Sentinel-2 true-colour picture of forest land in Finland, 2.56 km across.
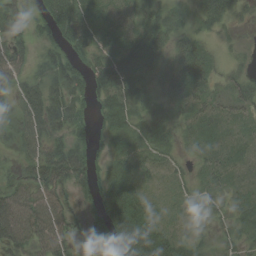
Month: August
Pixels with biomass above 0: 81%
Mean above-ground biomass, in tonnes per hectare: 36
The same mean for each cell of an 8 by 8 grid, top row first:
56 41 46 31 32 19 31 13
50 23 35 36 56 33 15 3
41 42 44 58 31 44 34 23
28 67 37 40 35 25 28 23
28 47 31 27 30 21 21 21
26 69 47 50 29 14 22 15
77 74 21 60 42 13 18 18
68 62 28 51 60 35 11 21
